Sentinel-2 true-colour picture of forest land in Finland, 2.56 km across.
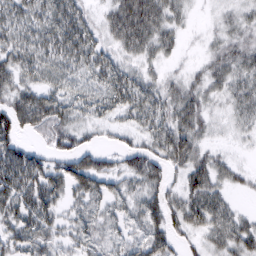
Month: March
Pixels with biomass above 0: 82%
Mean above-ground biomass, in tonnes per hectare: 41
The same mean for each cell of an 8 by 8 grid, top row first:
48 52 48 41 74 29 5 19
49 49 60 33 44 20 16 33
43 30 25 49 35 24 37 36
65 79 31 31 51 51 32 31
45 40 39 15 33 67 23 8
80 67 76 52 58 21 57 19
57 57 33 28 54 39 68 14
45 46 39 28 51 37 31 49
